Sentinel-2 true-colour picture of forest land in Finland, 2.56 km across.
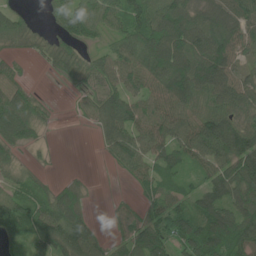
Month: June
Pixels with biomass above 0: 80%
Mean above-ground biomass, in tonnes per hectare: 72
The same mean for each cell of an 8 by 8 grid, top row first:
42 29 98 77 103 113 82 70
29 28 44 60 118 133 126 66
39 3 33 78 89 117 124 67
120 19 22 85 84 88 85 84
77 9 0 71 103 97 143 134
41 14 10 7 69 57 63 138
96 88 71 18 43 57 91 98
42 96 103 35 86 66 111 100
